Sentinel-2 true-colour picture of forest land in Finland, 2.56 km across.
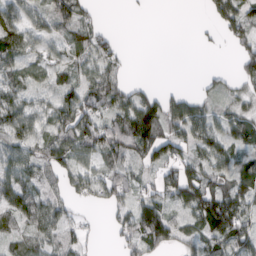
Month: March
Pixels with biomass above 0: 71%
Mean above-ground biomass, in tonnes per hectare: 53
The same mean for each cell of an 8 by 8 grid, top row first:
69 62 55 0 2 0 24 83
72 43 48 43 0 0 6 40
48 36 43 60 9 0 19 46
83 54 103 61 105 73 49 47
61 63 92 82 106 75 78 50
72 47 80 61 28 84 63 61
70 60 27 45 75 39 107 77
36 48 48 16 87 46 64 84
